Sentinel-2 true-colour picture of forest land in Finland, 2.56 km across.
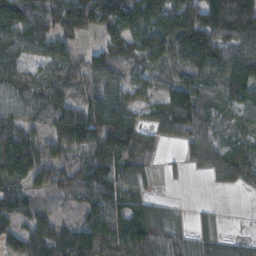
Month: November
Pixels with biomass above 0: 87%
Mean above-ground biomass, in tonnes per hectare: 93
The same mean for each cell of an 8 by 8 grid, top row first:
159 103 163 152 124 126 153 191
83 72 36 101 134 69 146 116
84 72 81 88 78 80 73 120
78 93 100 139 68 148 72 67
143 75 99 140 76 47 89 71
94 87 123 128 55 5 29 92
110 54 71 112 91 16 11 0
79 131 130 125 134 69 59 35
